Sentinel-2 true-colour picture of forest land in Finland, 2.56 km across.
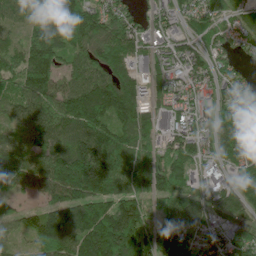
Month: June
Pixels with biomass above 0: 91%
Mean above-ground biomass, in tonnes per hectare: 120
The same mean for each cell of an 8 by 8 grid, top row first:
86 187 183 122 65 78 113 74
84 190 136 149 60 94 95 63
116 145 111 138 59 76 99 74
80 119 196 164 85 74 75 111
76 132 178 177 91 102 99 150
122 153 245 188 115 125 32 107
59 113 175 148 100 116 97 108
59 172 183 248 153 158 81 126
